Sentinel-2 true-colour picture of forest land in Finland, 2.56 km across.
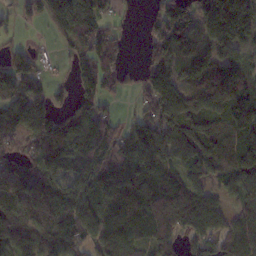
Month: November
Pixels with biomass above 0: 82%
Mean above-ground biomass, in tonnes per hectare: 104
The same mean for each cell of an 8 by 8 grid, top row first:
36 101 144 51 22 120 105 111
32 12 74 85 36 101 67 71
101 39 86 68 80 116 134 119
116 103 87 44 56 184 158 139
86 136 117 129 192 188 155 75
91 130 117 177 129 88 100 114
135 147 162 138 124 125 110 65
152 131 116 115 80 65 82 98
